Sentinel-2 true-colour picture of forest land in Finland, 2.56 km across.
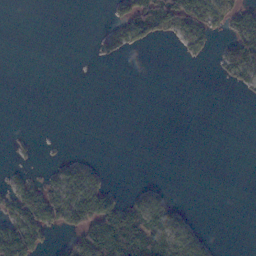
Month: November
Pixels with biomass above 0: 26%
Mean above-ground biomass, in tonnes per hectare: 23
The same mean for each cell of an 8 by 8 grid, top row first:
0 0 0 20 82 74 63 48
0 0 0 26 18 10 27 88
0 0 0 0 0 0 1 32
0 0 0 0 0 0 0 0
4 1 0 0 0 0 0 0
14 16 46 3 0 0 0 0
55 83 101 70 62 18 0 0
121 25 72 148 89 54 12 0
